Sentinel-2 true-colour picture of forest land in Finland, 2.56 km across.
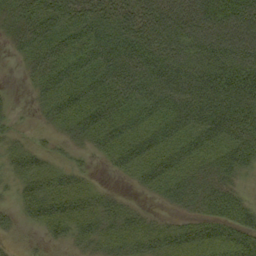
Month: September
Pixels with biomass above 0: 84%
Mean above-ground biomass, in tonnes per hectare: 44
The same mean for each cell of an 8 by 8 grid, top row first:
42 67 54 45 57 67 72 70
20 54 48 57 58 63 70 71
2 43 51 61 64 66 66 69
8 26 57 50 48 62 66 59
20 13 19 42 56 47 48 50
28 50 28 8 36 45 35 25
18 59 60 35 10 18 33 42
7 16 27 41 46 52 50 46
